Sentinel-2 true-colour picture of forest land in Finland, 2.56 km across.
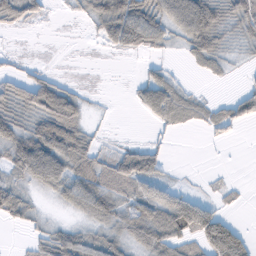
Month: February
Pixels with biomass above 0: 59%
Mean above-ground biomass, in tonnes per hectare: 44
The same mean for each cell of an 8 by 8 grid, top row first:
63 14 18 99 74 82 106 81
3 0 0 27 33 15 84 18
39 41 3 0 35 26 15 12
45 107 54 2 33 79 41 66
71 99 82 13 25 3 8 3
36 78 83 75 74 4 5 1
60 7 49 66 70 104 46 12
2 55 50 45 64 76 90 61
